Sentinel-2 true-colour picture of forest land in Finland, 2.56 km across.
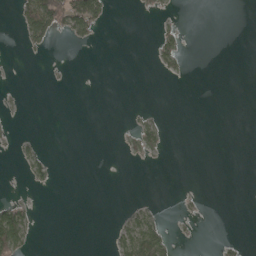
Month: April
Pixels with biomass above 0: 12%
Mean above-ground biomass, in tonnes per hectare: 8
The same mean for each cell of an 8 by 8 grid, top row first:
15 78 75 9 3 4 0 0
2 12 4 0 0 26 0 0
0 1 0 0 0 3 0 0
2 0 0 0 6 0 0 0
8 2 0 0 22 0 0 0
1 17 0 0 0 0 0 0
41 0 0 0 12 3 1 0
76 0 0 14 75 8 0 5
